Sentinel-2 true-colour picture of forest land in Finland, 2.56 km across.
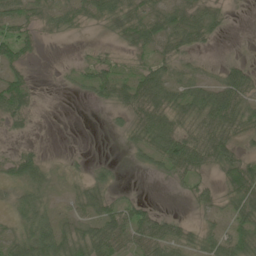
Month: June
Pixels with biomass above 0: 66%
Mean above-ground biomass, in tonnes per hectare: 35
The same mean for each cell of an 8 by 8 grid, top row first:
47 30 27 44 48 49 35 1
42 0 3 12 37 43 12 1
36 0 21 56 57 39 22 59
55 0 0 16 65 50 78 67
8 2 0 1 40 68 82 31
49 36 15 17 4 33 26 69
38 32 29 41 32 2 22 47
51 87 55 76 63 52 34 43
